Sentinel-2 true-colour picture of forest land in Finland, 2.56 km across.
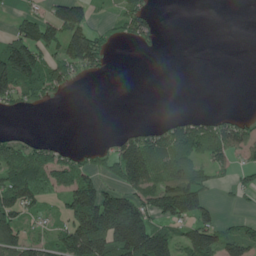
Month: June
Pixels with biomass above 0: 49%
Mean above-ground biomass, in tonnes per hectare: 68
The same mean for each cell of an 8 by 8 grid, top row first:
30 70 93 22 80 0 0 0
159 93 135 26 24 0 0 0
178 127 25 4 0 0 0 0
20 4 0 0 0 9 18 13
61 38 10 37 106 117 114 73
93 93 117 46 120 104 45 31
120 27 189 231 132 155 70 12
115 57 198 212 225 80 125 86
